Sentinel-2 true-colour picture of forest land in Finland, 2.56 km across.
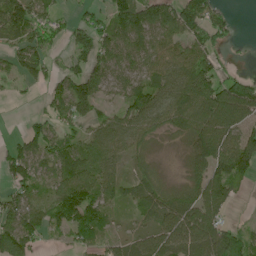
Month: June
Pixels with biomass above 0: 75%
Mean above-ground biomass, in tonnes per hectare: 71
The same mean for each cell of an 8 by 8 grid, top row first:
103 63 36 77 98 106 82 4
65 55 67 75 79 70 69 4
47 40 79 52 60 86 102 50
0 40 87 40 97 79 114 103
32 74 58 84 41 8 112 108
76 65 117 73 39 6 104 96
87 82 140 62 64 96 123 8
107 30 59 46 64 98 123 103
